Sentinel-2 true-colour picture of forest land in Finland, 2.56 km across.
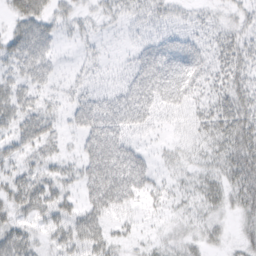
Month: March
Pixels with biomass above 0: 71%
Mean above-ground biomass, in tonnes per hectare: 33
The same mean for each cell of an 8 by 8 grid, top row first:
36 35 22 20 31 21 15 21
38 26 12 6 33 47 32 38
25 21 16 12 53 58 40 40
34 26 42 57 52 27 37 56
31 32 25 68 16 18 32 56
32 32 35 75 46 18 30 60
39 42 30 48 22 15 27 33
53 23 46 28 11 22 26 19
